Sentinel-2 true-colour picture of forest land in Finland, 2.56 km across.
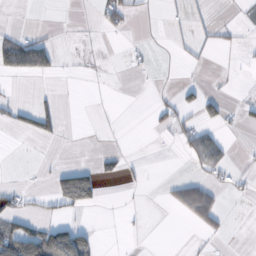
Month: October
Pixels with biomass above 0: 15%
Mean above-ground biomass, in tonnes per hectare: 14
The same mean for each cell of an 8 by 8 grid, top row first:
0 0 0 30 3 3 4 1
69 31 1 0 3 2 7 6
9 6 1 0 0 2 3 1
19 27 0 1 1 24 27 12
0 4 0 0 0 12 62 1
0 10 75 14 3 8 21 8
17 8 35 0 1 28 70 0
95 95 58 0 0 0 6 0
